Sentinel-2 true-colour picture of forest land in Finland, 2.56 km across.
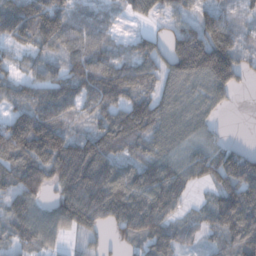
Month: December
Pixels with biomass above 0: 84%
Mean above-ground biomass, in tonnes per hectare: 86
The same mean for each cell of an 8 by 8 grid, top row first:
151 163 62 29 48 64 73 51
53 65 90 54 66 93 180 76
56 78 96 126 93 80 111 60
78 129 56 84 110 83 57 3
155 178 96 103 70 77 65 20
113 103 171 120 99 87 81 166
77 54 139 94 105 62 61 162
53 62 28 18 76 65 31 122
